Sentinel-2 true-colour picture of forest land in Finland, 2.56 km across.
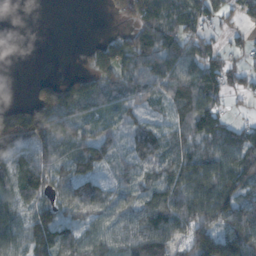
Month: November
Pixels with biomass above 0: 78%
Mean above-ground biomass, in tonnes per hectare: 77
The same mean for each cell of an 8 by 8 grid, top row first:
0 0 0 18 99 88 85 65
0 0 5 71 113 95 69 35
0 30 48 73 87 112 121 53
65 140 61 45 52 68 112 17
97 108 82 60 83 63 81 104
101 87 77 39 80 102 116 122
71 101 116 79 113 124 125 105
74 93 98 86 119 68 160 153
